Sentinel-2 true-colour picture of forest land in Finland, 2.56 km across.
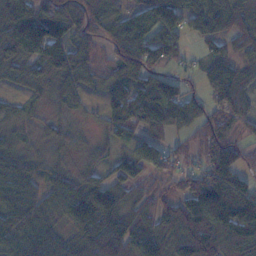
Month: November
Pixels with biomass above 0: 83%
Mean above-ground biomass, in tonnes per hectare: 75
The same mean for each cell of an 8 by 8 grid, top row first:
111 91 110 68 82 65 91 62
109 148 74 62 99 60 47 45
33 53 53 61 79 42 56 61
30 13 16 76 115 95 66 78
36 19 15 37 72 31 91 57
84 40 41 57 52 51 115 88
84 54 119 106 53 89 188 157
80 78 70 143 97 95 137 127
